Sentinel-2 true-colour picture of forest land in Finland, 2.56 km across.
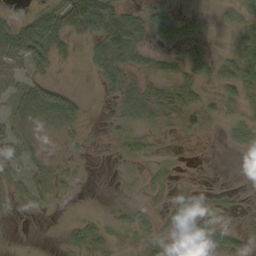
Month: October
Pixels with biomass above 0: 55%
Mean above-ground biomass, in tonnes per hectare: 21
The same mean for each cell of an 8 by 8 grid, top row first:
14 46 86 66 29 19 7 18
59 46 10 70 32 19 13 25
31 23 1 39 34 29 23 34
30 51 21 18 42 43 27 13
32 10 6 7 15 4 3 12
19 22 4 0 7 7 3 1
9 7 0 6 8 14 10 6
0 0 16 9 14 31 40 13
